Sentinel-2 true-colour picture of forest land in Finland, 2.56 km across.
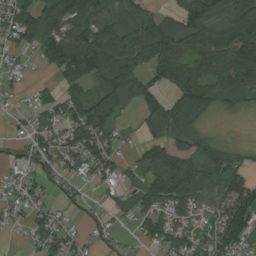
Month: August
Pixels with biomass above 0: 73%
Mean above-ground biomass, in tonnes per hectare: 82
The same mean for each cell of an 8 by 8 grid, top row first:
105 130 130 95 81 66 136 172
73 125 136 147 132 132 167 184
22 14 74 109 99 123 97 118
19 67 84 86 73 107 52 31
20 69 97 69 58 69 68 21
42 53 41 52 68 158 98 97
51 43 21 34 93 88 61 152
2 70 37 19 39 82 73 109
